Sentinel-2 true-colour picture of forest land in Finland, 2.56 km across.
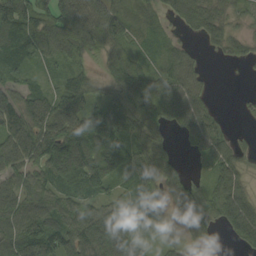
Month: September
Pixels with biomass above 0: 84%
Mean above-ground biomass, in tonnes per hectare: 72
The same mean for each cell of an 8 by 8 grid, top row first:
157 102 116 93 24 44 66 21
97 85 100 66 22 30 18 27
50 32 52 70 104 68 13 2
89 104 86 70 112 89 38 10
108 123 159 121 70 14 53 13
71 98 153 86 75 48 39 53
83 63 72 81 71 44 75 94
107 124 116 157 46 31 53 42
